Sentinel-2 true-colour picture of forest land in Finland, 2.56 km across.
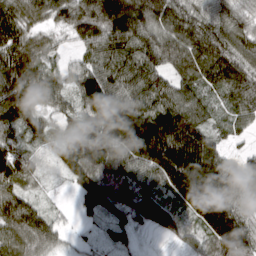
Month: March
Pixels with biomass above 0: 94%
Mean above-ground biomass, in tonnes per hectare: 113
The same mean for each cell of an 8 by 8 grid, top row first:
122 85 146 178 146 131 96 76
145 64 59 129 129 122 149 131
163 91 106 127 132 84 112 150
125 65 106 174 133 148 72 101
81 54 153 143 243 213 118 31
123 27 105 119 98 216 209 101
144 40 51 98 128 75 200 92
102 79 22 61 10 32 98 158
